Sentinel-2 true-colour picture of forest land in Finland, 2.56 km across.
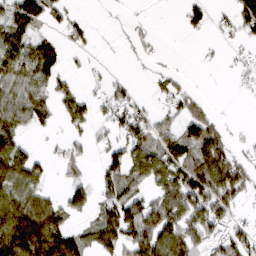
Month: March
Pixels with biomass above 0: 55%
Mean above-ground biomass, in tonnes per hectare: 55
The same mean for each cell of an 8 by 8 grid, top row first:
79 58 13 3 3 3 41 69
75 58 19 1 19 0 3 15
65 67 11 20 4 23 0 10
70 50 59 45 29 41 30 0
63 7 22 41 87 94 134 11
81 24 28 55 86 106 152 85
103 82 47 79 93 118 112 33
126 122 60 79 136 122 71 62
